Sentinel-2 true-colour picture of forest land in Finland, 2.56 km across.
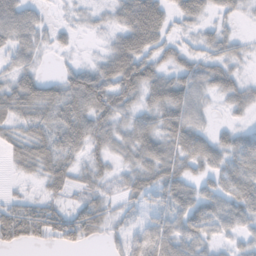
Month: November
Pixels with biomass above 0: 81%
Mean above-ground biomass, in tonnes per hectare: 38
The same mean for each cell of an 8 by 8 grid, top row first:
65 11 8 22 82 27 20 15
40 16 6 34 60 27 26 16
35 28 62 66 66 47 46 29
47 43 69 59 36 54 20 21
38 57 46 37 53 46 41 43
11 41 23 27 47 54 31 52
39 35 34 21 28 49 55 53
39 32 40 20 45 53 34 22
